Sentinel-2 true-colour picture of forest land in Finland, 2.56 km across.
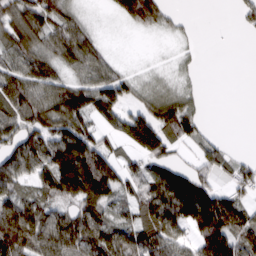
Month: March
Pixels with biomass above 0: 73%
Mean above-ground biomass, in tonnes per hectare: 75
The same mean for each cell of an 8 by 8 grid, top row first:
106 93 39 17 113 16 0 29
94 86 105 10 1 11 7 0
98 93 59 89 26 23 0 0
101 114 117 100 79 106 9 0
89 104 137 33 129 61 45 2
87 107 227 113 81 106 59 64
128 67 70 60 93 123 181 77
154 97 93 91 96 76 132 84
